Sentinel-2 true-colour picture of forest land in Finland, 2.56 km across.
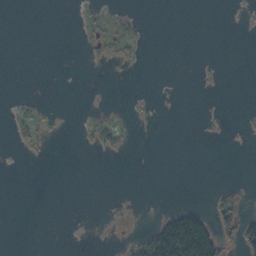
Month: October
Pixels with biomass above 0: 10%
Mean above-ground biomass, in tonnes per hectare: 7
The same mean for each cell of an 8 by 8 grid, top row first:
0 0 4 10 2 0 0 1
0 0 1 12 5 0 0 0
0 0 0 0 0 0 2 0
6 2 1 2 1 0 2 2
7 3 2 12 0 0 0 2
0 0 0 0 0 0 0 0
0 0 0 0 0 21 17 21
0 0 0 1 28 150 108 44
